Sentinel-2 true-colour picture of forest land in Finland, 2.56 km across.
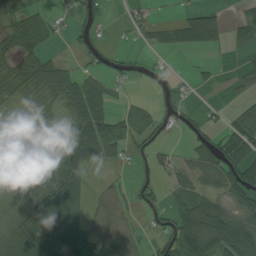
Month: August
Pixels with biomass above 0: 61%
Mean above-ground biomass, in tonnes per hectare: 42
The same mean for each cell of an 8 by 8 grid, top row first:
26 29 33 6 25 15 57 25
42 28 23 19 14 34 32 18
44 90 59 37 16 20 12 21
12 28 86 49 38 39 13 32
18 27 108 60 32 6 52 65
17 49 67 7 12 24 41 70
27 91 58 62 24 45 61 49
58 100 70 92 23 94 91 87
